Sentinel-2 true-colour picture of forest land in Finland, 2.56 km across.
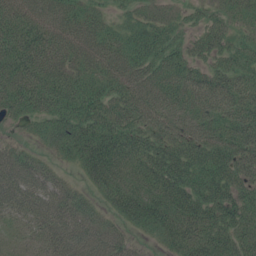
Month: July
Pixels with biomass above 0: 91%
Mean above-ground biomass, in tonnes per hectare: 69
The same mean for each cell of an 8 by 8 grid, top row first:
83 68 59 27 37 23 32 42
111 90 71 71 82 56 51 51
98 105 67 77 67 73 60 70
63 84 98 83 74 60 57 81
27 32 96 111 77 73 74 84
73 54 30 99 86 94 83 71
46 71 75 52 97 95 85 87
21 48 74 70 20 74 94 76
